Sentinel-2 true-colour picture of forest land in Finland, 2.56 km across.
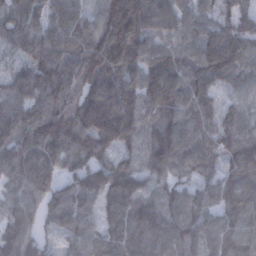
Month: December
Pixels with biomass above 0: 97%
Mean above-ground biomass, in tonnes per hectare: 111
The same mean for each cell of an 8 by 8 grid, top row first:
88 84 70 138 128 87 60 80
60 115 107 174 111 85 140 129
86 134 112 142 121 135 119 85
104 136 153 177 113 126 88 61
125 154 131 115 92 169 99 119
103 108 103 140 87 79 78 138
90 92 102 105 121 96 92 149
134 36 95 112 129 120 100 118
